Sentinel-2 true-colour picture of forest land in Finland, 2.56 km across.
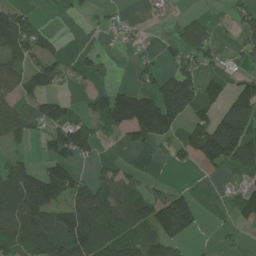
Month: July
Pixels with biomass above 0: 56%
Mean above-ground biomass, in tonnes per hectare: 77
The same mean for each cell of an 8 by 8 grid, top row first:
85 10 14 24 8 10 12 50
110 64 11 16 21 43 62 37
93 125 35 15 40 122 52 44
90 121 43 158 198 145 77 143
42 73 122 17 69 81 161 185
112 127 52 62 11 1 13 43
126 138 119 123 102 197 17 71
111 125 153 144 115 113 2 10
